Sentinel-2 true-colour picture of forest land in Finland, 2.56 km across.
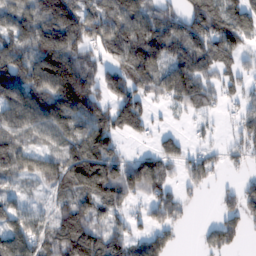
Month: February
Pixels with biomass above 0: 77%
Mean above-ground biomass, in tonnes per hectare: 104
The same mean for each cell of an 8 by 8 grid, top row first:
131 151 135 147 139 84 156 112
148 200 120 143 168 98 109 83
195 213 215 103 115 146 64 59
141 170 148 104 75 28 43 63
105 81 123 86 17 47 27 70
83 124 174 155 158 46 60 27
73 54 122 83 53 76 3 92
111 104 174 110 88 29 60 43
